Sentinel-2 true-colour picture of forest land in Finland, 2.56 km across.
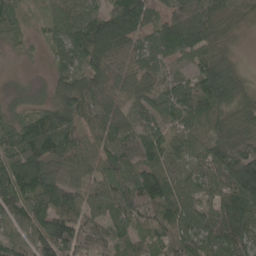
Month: May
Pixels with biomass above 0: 92%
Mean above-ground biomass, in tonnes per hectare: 78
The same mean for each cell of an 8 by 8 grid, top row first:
59 49 103 116 93 74 101 67
25 37 97 99 52 86 83 18
6 27 95 51 57 44 115 57
40 83 88 64 70 70 81 68
89 117 73 77 85 78 62 77
136 94 50 63 96 62 71 129
83 87 81 69 99 98 64 139
52 139 94 83 62 104 93 110
